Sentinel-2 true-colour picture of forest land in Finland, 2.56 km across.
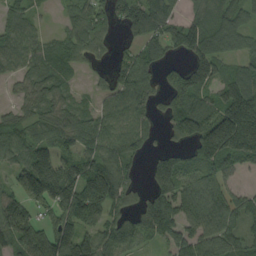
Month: September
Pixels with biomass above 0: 81%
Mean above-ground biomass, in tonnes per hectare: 99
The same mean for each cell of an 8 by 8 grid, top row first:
69 12 82 79 124 53 78 69
85 68 82 32 67 68 114 65
40 90 24 67 82 99 123 117
48 68 72 82 74 123 115 247
99 96 81 101 65 41 185 196
82 214 164 145 34 170 115 34
126 94 180 108 105 134 140 85
116 157 144 116 88 87 111 80
